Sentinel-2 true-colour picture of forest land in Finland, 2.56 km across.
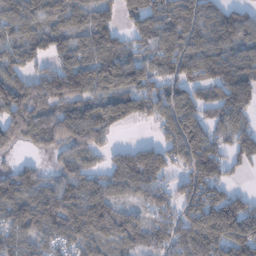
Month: January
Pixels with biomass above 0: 84%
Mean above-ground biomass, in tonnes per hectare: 105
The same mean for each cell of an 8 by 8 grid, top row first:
112 113 106 72 111 114 85 69
95 84 90 101 82 119 107 91
110 120 154 117 113 114 109 125
148 117 107 123 96 138 93 134
67 87 135 36 41 130 142 113
96 52 114 95 143 70 144 23
115 126 124 93 67 88 180 109
93 86 85 65 80 107 139 179
